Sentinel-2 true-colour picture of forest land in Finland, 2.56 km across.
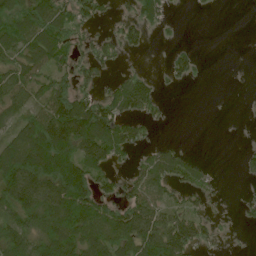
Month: June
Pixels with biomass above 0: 58%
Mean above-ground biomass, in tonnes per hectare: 62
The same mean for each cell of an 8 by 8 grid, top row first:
75 95 66 21 65 8 3 0
75 89 36 44 31 19 0 0
80 52 57 33 48 28 5 1
60 89 109 99 67 1 0 1
91 146 126 112 35 20 0 2
153 148 133 51 63 78 33 11
101 118 125 68 105 57 34 10
94 115 117 112 139 144 43 2
